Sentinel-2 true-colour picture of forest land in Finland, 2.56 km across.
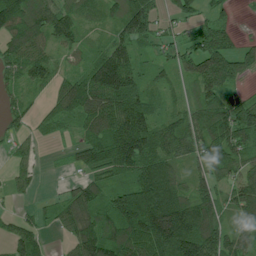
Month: July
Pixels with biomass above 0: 82%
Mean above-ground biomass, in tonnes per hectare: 97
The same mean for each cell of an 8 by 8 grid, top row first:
156 105 50 55 133 62 37 7
102 61 37 92 44 55 123 65
51 72 83 195 57 41 192 82
37 42 117 154 129 43 156 154
26 9 55 154 140 106 107 104
33 2 35 86 151 91 73 73
12 28 142 143 327 201 125 112
75 30 129 149 188 290 142 93
